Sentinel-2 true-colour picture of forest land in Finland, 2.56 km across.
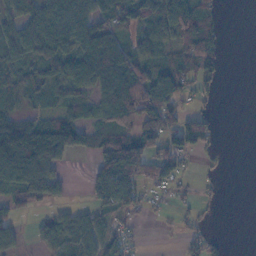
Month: November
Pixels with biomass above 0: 63%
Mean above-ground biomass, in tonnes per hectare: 57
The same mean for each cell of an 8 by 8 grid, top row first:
69 80 82 80 79 98 66 0
75 85 81 97 59 56 58 0
46 61 80 96 81 77 39 0
43 47 48 71 104 69 35 0
156 178 70 83 98 72 44 0
138 105 2 109 69 69 11 0
40 18 17 74 30 16 13 0
43 45 76 76 7 6 34 0
